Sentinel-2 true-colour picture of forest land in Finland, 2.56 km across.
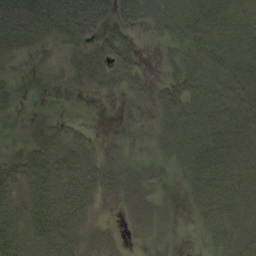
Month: September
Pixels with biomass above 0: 77%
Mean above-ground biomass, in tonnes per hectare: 35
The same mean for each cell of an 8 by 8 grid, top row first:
62 68 72 34 33 47 47 39
36 9 29 55 5 27 50 50
7 2 30 41 31 37 59 47
13 6 0 13 8 47 52 51
17 45 28 17 9 42 51 43
50 66 63 44 24 10 51 42
41 64 51 10 33 10 46 44
44 52 37 20 8 4 21 44
